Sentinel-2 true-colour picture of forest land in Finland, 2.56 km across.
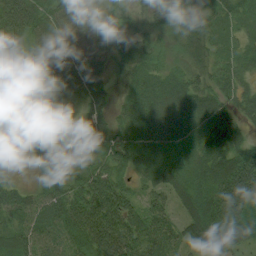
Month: August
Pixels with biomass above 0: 91%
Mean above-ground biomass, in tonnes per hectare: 49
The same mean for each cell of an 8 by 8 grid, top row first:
123 67 45 30 17 25 36 26
38 56 60 38 39 19 36 25
8 63 72 30 51 42 31 26
11 16 28 41 65 71 49 27
7 13 16 65 66 54 41 31
11 30 43 72 42 58 51 96
79 70 89 108 58 37 73 74
59 55 68 105 79 44 76 46
